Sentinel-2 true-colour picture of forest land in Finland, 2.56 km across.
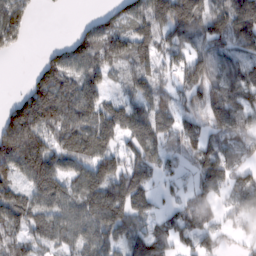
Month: February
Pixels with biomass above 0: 79%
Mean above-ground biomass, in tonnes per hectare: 76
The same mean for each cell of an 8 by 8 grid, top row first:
88 0 6 53 85 118 87 119
30 22 93 100 81 68 80 71
0 105 83 33 89 51 95 93
106 168 108 77 96 65 69 87
171 87 86 52 93 44 62 67
76 144 86 111 68 34 94 46
106 85 95 142 62 34 47 66
77 65 61 81 86 49 47 20
